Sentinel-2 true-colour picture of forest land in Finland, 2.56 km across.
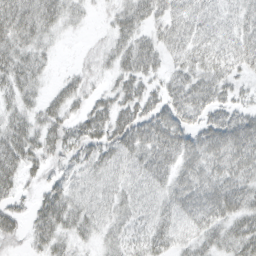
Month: March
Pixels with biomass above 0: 87%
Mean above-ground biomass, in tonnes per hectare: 38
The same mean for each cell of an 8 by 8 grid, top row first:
60 45 17 19 41 41 37 29
48 20 4 27 46 36 40 41
45 15 25 21 41 35 44 23
33 36 27 50 49 52 43 32
56 42 44 51 59 59 56 65
40 27 28 30 41 46 49 47
25 52 36 30 28 40 57 53
18 39 21 22 29 30 37 48
